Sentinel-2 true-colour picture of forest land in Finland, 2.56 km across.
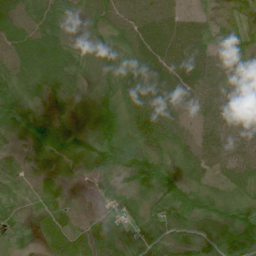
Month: July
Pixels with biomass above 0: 90%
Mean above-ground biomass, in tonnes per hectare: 47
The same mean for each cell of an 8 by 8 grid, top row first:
68 57 16 54 71 48 18 20
76 74 19 47 78 76 49 26
56 64 28 45 76 78 70 44
56 57 25 56 64 61 61 52
17 59 52 61 46 41 70 58
30 21 15 26 58 29 29 39
16 22 6 25 36 60 39 24
19 35 42 91 53 40 63 67
